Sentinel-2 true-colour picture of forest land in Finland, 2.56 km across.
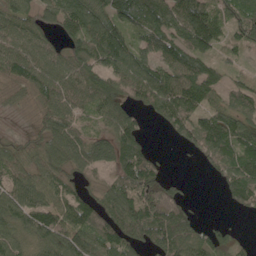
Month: May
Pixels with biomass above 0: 82%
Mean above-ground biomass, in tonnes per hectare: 84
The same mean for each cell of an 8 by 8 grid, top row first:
82 63 142 97 136 125 132 83
94 70 96 138 88 104 92 56
57 87 97 94 128 120 104 36
17 68 65 73 45 113 87 100
38 73 91 106 60 30 140 120
78 69 51 59 132 12 21 128
95 92 98 80 128 103 1 44
77 95 93 104 78 120 70 22
